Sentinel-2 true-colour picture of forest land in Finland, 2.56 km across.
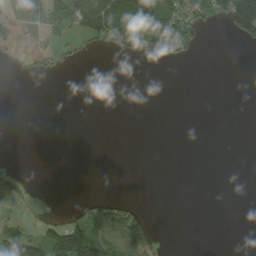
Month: September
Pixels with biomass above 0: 22%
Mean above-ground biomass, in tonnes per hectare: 25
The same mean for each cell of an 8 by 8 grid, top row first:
21 67 70 97 116 68 42 195
18 16 13 28 77 55 3 8
1 5 0 0 0 0 0 0
0 0 0 0 0 0 0 0
0 0 0 0 0 0 0 0
5 0 0 0 0 0 0 0
11 6 36 85 10 0 0 0
111 104 169 95 61 0 0 0
